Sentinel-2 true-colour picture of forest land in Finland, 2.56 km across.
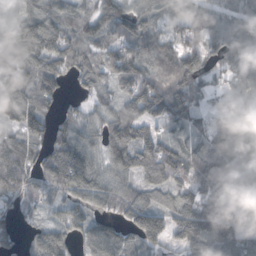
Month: October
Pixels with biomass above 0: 91%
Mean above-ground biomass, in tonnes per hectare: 95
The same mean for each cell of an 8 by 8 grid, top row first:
64 92 65 102 87 51 94 86
118 134 95 84 95 90 106 118
90 116 65 89 116 134 66 85
99 68 53 77 99 120 60 93
90 101 106 86 95 67 110 156
104 111 149 94 67 73 116 140
51 41 78 77 124 88 126 128
41 94 65 105 97 81 162 124
